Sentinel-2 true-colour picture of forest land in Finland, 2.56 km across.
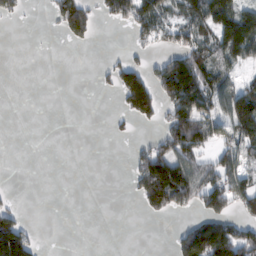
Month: February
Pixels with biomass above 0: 38%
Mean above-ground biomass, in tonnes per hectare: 59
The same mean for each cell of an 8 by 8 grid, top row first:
32 20 125 71 117 62 147 128
0 0 12 2 36 81 104 142
0 0 0 44 116 188 113 56
0 0 0 10 106 123 89 169
0 0 0 4 32 135 62 98
0 0 0 0 126 170 100 68
37 0 0 0 44 79 91 57
196 1 0 0 0 52 195 143
